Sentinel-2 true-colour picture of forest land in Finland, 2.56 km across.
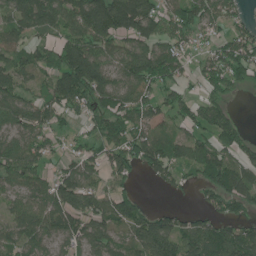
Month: June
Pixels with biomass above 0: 79%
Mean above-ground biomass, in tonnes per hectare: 89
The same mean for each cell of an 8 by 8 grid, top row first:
86 119 135 160 142 98 86 41
64 65 144 95 105 96 52 104
77 69 175 91 116 73 86 69
105 90 54 108 84 71 89 17
80 61 47 85 110 75 83 86
96 67 106 70 35 54 87 111
66 105 115 105 49 33 56 75
75 71 89 75 110 130 155 142
